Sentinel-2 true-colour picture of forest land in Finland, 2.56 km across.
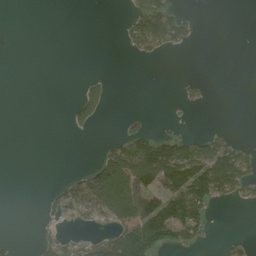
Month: August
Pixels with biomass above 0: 26%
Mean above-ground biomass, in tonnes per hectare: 32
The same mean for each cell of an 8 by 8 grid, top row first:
0 0 0 0 107 56 0 0
0 0 0 0 50 32 0 0
0 0 10 9 0 5 6 0
0 0 46 3 6 2 1 0
0 0 0 30 95 77 60 23
0 0 25 147 108 132 170 91
0 17 36 106 86 92 53 6
6 29 17 70 138 55 13 12
